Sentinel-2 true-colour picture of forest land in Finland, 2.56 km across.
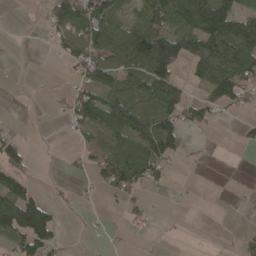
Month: April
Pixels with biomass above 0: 48%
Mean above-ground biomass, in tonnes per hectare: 51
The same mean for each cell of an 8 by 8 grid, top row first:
0 46 98 67 68 121 160 87
0 10 84 107 150 128 130 137
1 1 46 75 106 71 95 116
3 5 75 103 96 91 52 17
41 0 22 54 102 71 3 12
56 1 15 72 70 5 2 0
115 53 4 5 24 2 1 5
80 95 2 8 2 2 0 19
